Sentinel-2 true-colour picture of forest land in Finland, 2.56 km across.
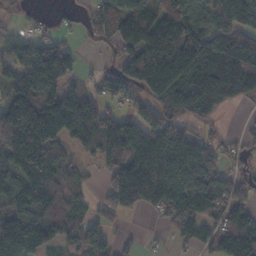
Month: November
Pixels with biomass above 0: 76%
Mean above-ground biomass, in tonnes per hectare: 118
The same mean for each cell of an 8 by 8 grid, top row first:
29 9 26 81 122 181 106 133
32 102 21 44 196 267 177 172
108 182 40 81 200 198 135 131
230 210 184 71 92 98 62 4
252 192 112 191 202 216 79 37
121 147 35 107 221 184 138 52
129 141 53 87 82 136 126 86
166 104 127 54 9 35 59 123
